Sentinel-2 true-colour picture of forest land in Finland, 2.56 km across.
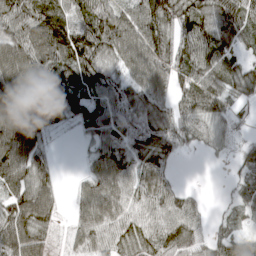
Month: April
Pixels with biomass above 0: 87%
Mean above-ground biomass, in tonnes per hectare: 72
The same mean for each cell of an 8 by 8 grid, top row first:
95 91 71 88 98 97 82 79
105 129 108 88 98 81 92 48
113 101 78 57 85 70 85 78
109 77 62 65 77 61 71 23
139 30 12 73 80 68 41 21
100 54 23 104 68 20 0 30
94 74 50 95 54 63 13 36
102 52 60 66 76 107 65 57
